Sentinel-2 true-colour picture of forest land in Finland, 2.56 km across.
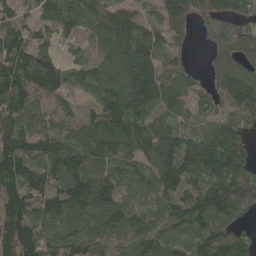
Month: May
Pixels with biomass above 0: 91%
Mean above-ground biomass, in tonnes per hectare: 108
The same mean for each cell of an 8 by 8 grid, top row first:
65 69 89 79 47 99 106 97
107 70 63 104 118 44 59 164
138 146 79 95 124 81 52 152
130 106 36 129 95 73 66 162
122 122 96 109 115 158 124 96
124 127 122 87 98 169 118 118
143 134 121 119 78 88 137 100
175 145 141 121 122 112 126 77
